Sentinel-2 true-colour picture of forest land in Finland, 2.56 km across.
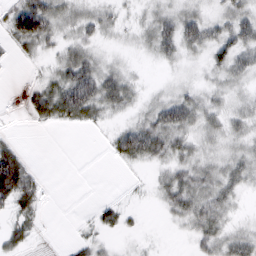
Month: March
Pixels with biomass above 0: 67%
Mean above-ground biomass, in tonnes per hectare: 26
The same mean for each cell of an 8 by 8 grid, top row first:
66 72 28 22 18 34 24 38
17 19 30 10 16 39 39 47
0 23 63 38 8 11 15 23
2 53 54 23 24 53 32 24
17 0 0 22 69 40 20 23
85 3 0 0 5 36 35 32
36 3 1 23 6 36 45 10
31 1 13 8 6 2 34 35
